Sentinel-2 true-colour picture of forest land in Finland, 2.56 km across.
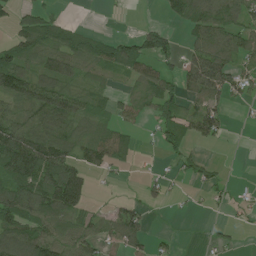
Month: July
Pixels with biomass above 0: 59%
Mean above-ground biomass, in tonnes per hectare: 59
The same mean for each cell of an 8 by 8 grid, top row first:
41 46 3 2 2 47 116 77
85 98 84 76 84 33 112 80
113 82 49 30 74 47 137 54
63 99 65 45 39 61 76 6
145 111 78 90 5 43 24 0
115 129 94 14 12 16 25 3
118 118 81 25 34 4 10 14
113 101 85 49 46 11 8 7
